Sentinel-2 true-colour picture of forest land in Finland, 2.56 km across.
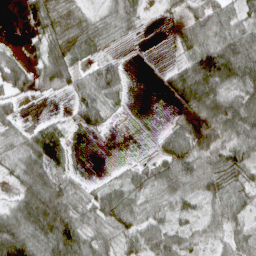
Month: April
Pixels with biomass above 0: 74%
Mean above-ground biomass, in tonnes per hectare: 53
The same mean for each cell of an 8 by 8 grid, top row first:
4 76 42 54 24 14 65 40
16 62 43 17 0 20 86 93
86 71 57 89 0 58 132 86
29 4 52 27 0 20 77 82
43 113 3 1 0 67 59 70
45 86 15 13 49 90 92 64
46 136 56 77 51 44 40 59
135 97 98 50 63 55 31 47
